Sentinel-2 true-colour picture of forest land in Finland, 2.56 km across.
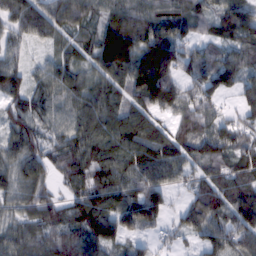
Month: February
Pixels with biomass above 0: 91%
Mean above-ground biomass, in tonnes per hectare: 84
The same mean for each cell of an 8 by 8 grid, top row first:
97 71 70 67 79 77 68 114
50 32 47 156 120 86 47 76
75 89 82 83 172 86 80 81
68 68 106 108 81 75 78 49
76 64 116 136 144 92 114 77
82 58 97 122 96 67 60 79
50 64 95 123 147 33 104 104
78 75 80 97 43 26 75 78
